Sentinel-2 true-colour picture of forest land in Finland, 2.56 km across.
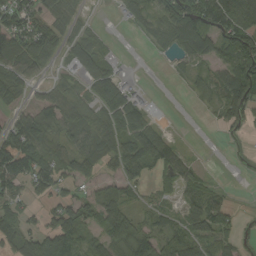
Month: September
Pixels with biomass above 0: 67%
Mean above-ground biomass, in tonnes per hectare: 53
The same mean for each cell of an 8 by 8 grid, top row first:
94 61 20 5 48 105 112 110
80 66 66 10 8 58 75 117
66 24 38 85 5 7 23 117
35 63 47 64 61 0 6 67
97 59 59 65 84 26 0 5
96 90 60 37 43 44 9 1
50 48 65 76 19 27 92 6
77 93 51 64 73 58 63 26
